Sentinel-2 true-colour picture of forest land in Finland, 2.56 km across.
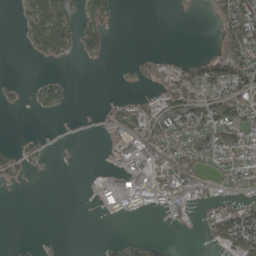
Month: May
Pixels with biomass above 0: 40%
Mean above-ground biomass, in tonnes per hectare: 41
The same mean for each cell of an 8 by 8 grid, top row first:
13 126 71 51 0 3 16 133
3 112 62 17 3 1 4 118
7 27 0 2 33 95 109 95
7 31 1 19 45 97 103 71
13 12 2 32 79 69 81 92
37 4 1 37 73 80 48 88
0 0 0 36 30 50 38 69
4 7 0 9 16 4 18 137
